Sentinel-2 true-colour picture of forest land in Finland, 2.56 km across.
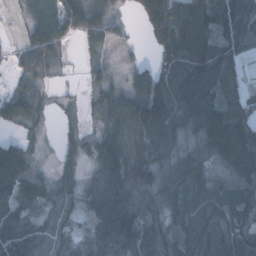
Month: January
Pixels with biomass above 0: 82%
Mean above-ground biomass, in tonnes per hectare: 58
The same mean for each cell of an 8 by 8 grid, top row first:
7 50 73 46 67 89 86 79
15 66 19 19 11 88 79 50
15 11 5 25 67 98 67 29
53 11 9 67 104 63 78 45
34 7 35 82 55 44 70 87
83 25 36 88 97 81 63 67
71 37 32 112 73 61 57 81
117 44 28 101 85 73 68 99
